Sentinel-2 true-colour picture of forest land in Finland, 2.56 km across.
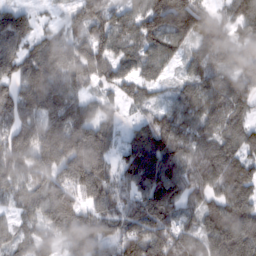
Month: February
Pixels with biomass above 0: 91%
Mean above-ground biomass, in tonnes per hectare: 102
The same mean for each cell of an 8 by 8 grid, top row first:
95 15 76 71 107 173 70 94
109 110 96 98 91 70 93 104
107 139 69 66 66 34 92 102
114 132 114 40 42 85 89 78
131 180 180 82 136 116 99 102
77 113 154 91 132 107 104 115
60 120 94 111 122 108 98 145
66 62 134 85 138 100 126 185
